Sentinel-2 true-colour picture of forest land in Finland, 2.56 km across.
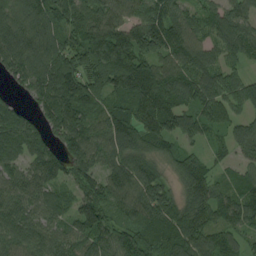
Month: August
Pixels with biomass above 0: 92%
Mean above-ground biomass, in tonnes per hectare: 99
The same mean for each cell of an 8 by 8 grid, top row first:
127 122 114 104 104 92 78 87
119 121 131 169 129 117 77 100
65 132 142 127 152 126 107 81
75 87 123 101 118 132 92 62
102 76 115 122 107 59 55 76
90 92 78 100 119 66 86 54
99 76 97 86 112 88 103 100
99 86 77 81 78 110 91 61
